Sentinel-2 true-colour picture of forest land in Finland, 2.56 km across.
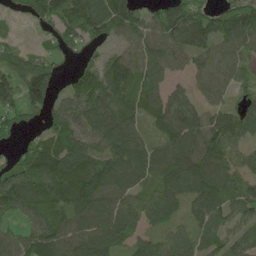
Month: May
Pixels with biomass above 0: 86%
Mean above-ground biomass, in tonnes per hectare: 83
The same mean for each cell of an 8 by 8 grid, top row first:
28 99 128 140 57 157 116 112
37 39 48 34 85 89 88 83
118 129 67 88 82 32 78 53
76 82 79 93 59 97 63 70
49 97 73 73 57 105 118 68
110 111 127 103 64 115 122 55
99 82 97 97 73 51 103 76
79 115 99 77 57 65 55 63
